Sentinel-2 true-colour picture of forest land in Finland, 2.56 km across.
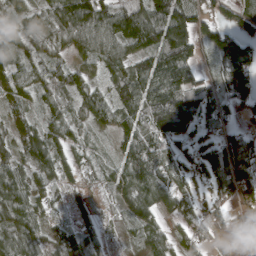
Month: April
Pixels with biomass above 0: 86%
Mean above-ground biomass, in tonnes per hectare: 73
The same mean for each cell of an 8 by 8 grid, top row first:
72 78 169 138 130 136 63 72
80 52 78 92 101 134 50 94
62 67 51 59 108 125 37 104
48 51 55 76 118 189 61 50
64 86 38 22 100 63 53 87
66 47 35 50 134 51 76 94
93 31 35 21 76 54 47 32
76 47 97 14 45 69 41 8
